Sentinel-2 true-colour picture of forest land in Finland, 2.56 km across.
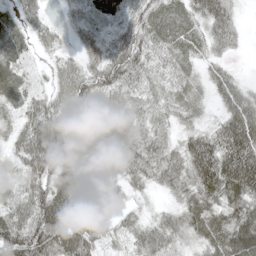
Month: May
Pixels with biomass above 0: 92%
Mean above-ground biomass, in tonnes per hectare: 56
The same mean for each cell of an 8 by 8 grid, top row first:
45 24 44 45 55 62 75 18
55 26 48 86 57 56 39 17
56 24 67 70 48 50 39 24
39 71 58 43 35 36 19 83
47 107 76 55 50 39 70 103
37 72 80 31 46 59 88 117
59 106 114 14 15 39 61 58
93 89 95 32 51 41 51 76
